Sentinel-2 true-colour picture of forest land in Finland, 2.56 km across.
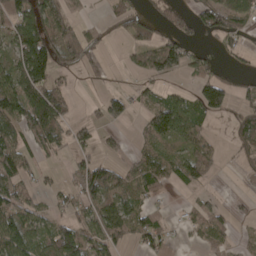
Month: April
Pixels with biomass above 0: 55%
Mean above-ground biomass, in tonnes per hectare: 50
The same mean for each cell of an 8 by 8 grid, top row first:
82 72 15 22 34 44 71 67
75 102 92 3 48 77 20 25
94 75 14 10 28 19 68 23
91 128 8 53 35 96 69 35
72 71 43 19 28 40 44 37
74 10 55 64 78 53 37 13
85 31 46 69 47 3 35 11
104 68 93 59 54 15 39 14
